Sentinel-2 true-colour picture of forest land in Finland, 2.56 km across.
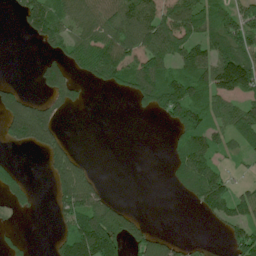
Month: July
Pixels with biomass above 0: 52%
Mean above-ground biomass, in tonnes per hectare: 69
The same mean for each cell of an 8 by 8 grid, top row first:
24 131 79 93 124 121 87 95
0 39 79 112 116 117 83 107
11 79 33 73 121 114 130 189
129 84 6 0 33 125 102 90
60 103 5 0 0 38 73 59
43 45 120 0 0 42 94 12
20 12 149 73 2 0 74 81
16 9 178 141 85 31 5 89
